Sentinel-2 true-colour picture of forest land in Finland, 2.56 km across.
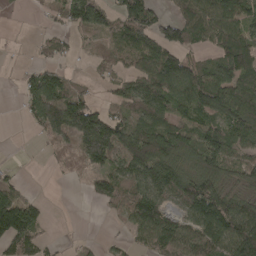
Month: April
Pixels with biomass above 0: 70%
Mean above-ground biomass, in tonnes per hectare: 82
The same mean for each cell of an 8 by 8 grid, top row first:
4 26 114 68 121 61 103 111
3 45 22 61 108 100 50 140
16 98 26 47 97 134 105 110
7 186 155 50 106 86 116 123
0 32 120 153 147 123 118 78
22 4 20 99 127 121 107 76
151 14 0 37 127 56 170 111
109 21 10 13 59 106 128 174
